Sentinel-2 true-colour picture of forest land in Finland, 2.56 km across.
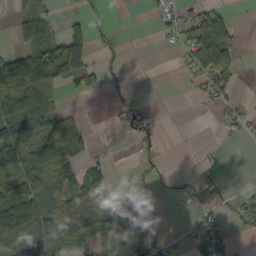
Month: October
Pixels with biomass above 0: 45%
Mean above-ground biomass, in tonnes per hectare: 41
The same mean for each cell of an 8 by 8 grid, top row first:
21 39 19 6 4 35 70 3
30 118 96 10 0 23 127 31
143 90 52 6 0 2 79 26
79 72 14 7 24 0 5 22
81 82 62 1 30 0 2 3
59 54 69 34 17 8 18 0
109 64 91 64 49 2 28 20
76 82 84 38 48 15 95 6
